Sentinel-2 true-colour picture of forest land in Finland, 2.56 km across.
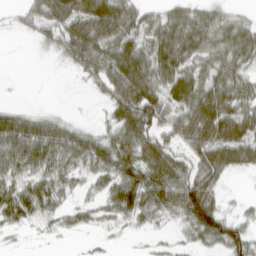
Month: March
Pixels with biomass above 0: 73%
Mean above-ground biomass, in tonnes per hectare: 40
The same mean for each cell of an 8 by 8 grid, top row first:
12 63 70 78 35 40 38 15
0 14 72 61 50 66 48 63
0 0 13 55 69 63 50 48
24 9 1 35 81 48 84 61
63 62 48 49 67 41 78 71
35 37 19 43 59 70 53 13
48 27 17 35 44 47 75 7
2 3 2 4 3 7 36 45
